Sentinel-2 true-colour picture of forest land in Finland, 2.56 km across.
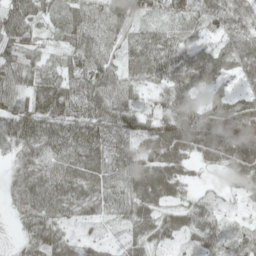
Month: May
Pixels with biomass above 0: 92%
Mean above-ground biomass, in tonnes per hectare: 56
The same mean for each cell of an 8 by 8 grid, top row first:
92 44 51 68 48 46 51 57
77 41 68 45 71 55 36 57
74 58 59 63 49 58 45 25
75 84 65 73 48 35 36 50
70 80 93 74 45 91 72 87
49 78 77 56 84 62 12 49
41 83 59 42 66 44 37 10
18 78 29 15 59 34 50 36
